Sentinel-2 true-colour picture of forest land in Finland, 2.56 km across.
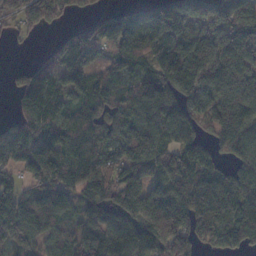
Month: November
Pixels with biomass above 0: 85%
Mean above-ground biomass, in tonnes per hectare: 104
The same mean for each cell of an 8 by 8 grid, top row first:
70 96 27 58 77 179 142 181
6 33 122 83 100 89 134 124
48 108 99 70 99 132 141 144
60 136 72 89 108 100 128 148
131 79 104 100 131 97 86 143
39 89 106 82 113 149 82 104
123 112 72 140 137 166 161 135
103 59 80 83 103 173 86 82
